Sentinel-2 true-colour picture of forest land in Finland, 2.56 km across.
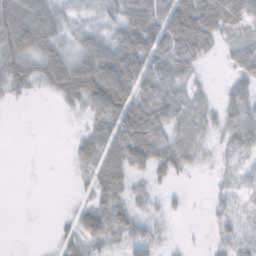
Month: November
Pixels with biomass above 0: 72%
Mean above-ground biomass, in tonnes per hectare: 37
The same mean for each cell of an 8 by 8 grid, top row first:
70 57 21 31 76 129 80 50
60 48 36 50 84 71 34 31
39 43 81 92 82 49 6 29
1 0 18 82 76 51 26 44
0 0 26 50 84 47 14 35
0 0 15 59 21 24 3 14
0 0 29 44 19 9 10 21
0 5 48 25 42 3 6 39
